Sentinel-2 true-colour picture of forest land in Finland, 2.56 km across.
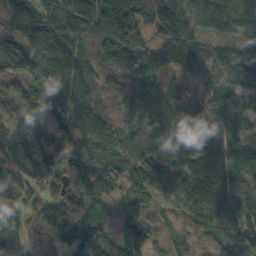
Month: October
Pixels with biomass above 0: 96%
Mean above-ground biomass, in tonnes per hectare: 144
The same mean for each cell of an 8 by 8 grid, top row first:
178 143 160 214 109 152 117 91
223 193 156 217 117 162 91 72
162 176 163 90 156 112 110 135
146 173 184 120 152 132 114 121
164 176 178 125 153 129 145 129
129 136 190 96 153 216 245 193
112 152 191 67 85 132 182 209
115 177 139 56 96 74 70 139
